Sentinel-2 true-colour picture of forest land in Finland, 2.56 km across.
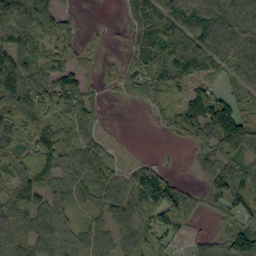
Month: September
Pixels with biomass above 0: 80%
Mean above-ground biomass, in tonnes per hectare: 64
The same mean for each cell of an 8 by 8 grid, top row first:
105 74 14 0 67 66 60 97
81 56 28 5 70 96 55 83
121 82 61 18 55 70 52 44
103 100 87 3 9 82 119 61
74 87 65 14 0 9 68 109
92 70 65 57 77 22 48 87
127 74 28 66 73 117 36 72
107 82 66 57 74 35 36 81
